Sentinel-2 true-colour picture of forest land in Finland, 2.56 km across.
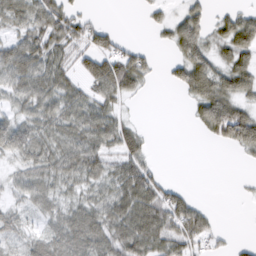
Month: March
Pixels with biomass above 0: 68%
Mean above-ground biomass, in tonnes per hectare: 46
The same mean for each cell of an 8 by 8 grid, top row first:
58 74 36 0 10 25 29 44
68 64 48 49 19 40 45 69
71 76 39 100 36 30 75 59
36 60 66 48 1 0 72 69
65 54 75 60 41 0 10 53
25 51 55 56 73 2 0 4
21 37 50 62 86 79 19 0
22 47 69 69 86 78 44 9
